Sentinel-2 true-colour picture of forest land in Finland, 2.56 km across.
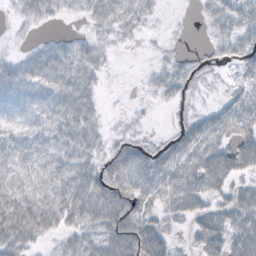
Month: October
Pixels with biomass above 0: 76%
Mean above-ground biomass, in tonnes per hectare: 30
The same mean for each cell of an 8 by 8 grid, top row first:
10 20 11 34 20 2 19 33
5 13 19 10 3 5 9 25
29 33 32 2 5 28 10 17
15 24 36 2 5 8 16 41
27 24 33 24 22 32 51 52
33 31 40 55 52 54 71 32
63 46 55 62 46 44 31 48
52 19 36 55 60 12 54 47
